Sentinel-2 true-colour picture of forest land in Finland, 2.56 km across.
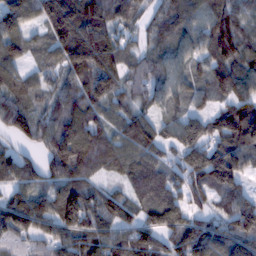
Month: February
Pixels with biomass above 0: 90%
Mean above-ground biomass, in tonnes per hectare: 109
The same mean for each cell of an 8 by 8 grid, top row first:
151 158 208 121 54 108 96 97
111 86 219 134 50 83 91 107
103 61 113 121 93 87 89 112
127 79 119 77 55 63 61 131
44 87 171 109 79 87 112 147
127 79 114 55 133 87 168 115
165 113 136 112 100 96 62 128
100 109 118 115 119 117 140 138
